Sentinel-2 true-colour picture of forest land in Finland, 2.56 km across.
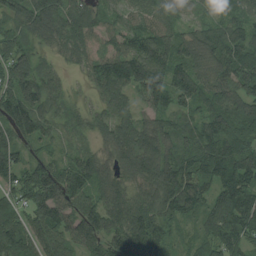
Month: August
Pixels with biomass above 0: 94%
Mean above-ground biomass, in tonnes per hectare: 97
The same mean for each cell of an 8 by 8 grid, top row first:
86 125 103 52 75 51 47 77
104 41 66 56 148 112 97 109
130 79 17 132 175 130 99 142
146 82 34 77 55 79 98 98
72 53 25 98 112 70 114 97
83 125 121 84 99 113 87 139
95 133 104 109 95 101 97 158
146 114 104 117 154 48 94 116
